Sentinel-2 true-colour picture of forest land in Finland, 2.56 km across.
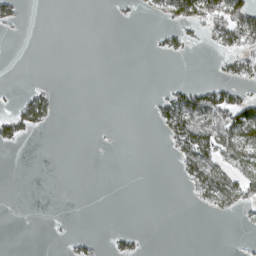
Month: March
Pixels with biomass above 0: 21%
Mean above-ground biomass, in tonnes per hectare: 18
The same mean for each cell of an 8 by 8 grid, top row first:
22 0 0 4 7 61 70 85
0 0 0 0 1 22 12 60
0 1 0 0 0 4 9 30
33 39 0 0 2 80 91 78
28 0 0 1 0 48 78 84
0 0 0 0 0 9 74 55
0 0 0 0 0 0 18 39
0 1 13 13 6 0 0 1
